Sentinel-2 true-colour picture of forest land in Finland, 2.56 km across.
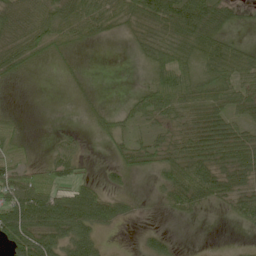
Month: May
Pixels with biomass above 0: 66%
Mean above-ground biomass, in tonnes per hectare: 42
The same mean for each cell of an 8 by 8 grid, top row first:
64 70 84 69 79 85 79 17
68 53 24 1 42 75 67 38
20 0 9 0 14 76 53 63
10 0 6 16 47 55 75 45
44 8 18 20 31 52 79 64
54 52 22 14 10 65 74 50
85 91 86 45 2 26 16 40
74 70 69 3 14 9 0 1
